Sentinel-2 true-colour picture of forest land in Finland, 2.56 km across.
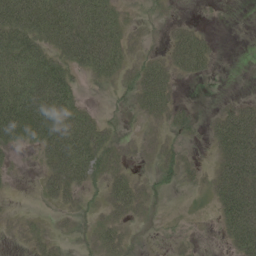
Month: June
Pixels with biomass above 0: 53%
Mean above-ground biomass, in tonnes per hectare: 33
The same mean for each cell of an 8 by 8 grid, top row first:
82 81 79 52 10 3 1 0
64 45 87 67 7 35 25 0
73 81 18 26 45 23 8 0
92 89 50 12 22 20 6 44
29 59 84 33 4 12 13 91
4 32 54 32 8 24 17 94
2 6 14 27 14 1 4 90
2 10 5 23 1 5 0 58
